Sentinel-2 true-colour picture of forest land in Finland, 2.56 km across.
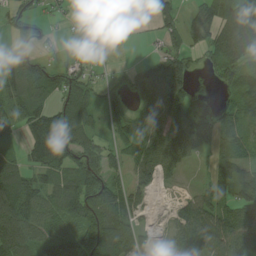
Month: August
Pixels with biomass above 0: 74%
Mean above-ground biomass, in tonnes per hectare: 63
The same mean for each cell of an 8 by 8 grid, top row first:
76 25 12 9 5 71 73 97
77 20 26 1 3 48 50 92
100 91 64 9 65 128 9 59
66 77 86 51 73 91 70 62
27 126 84 37 59 105 44 49
80 61 85 48 41 29 29 53
110 58 81 93 31 31 83 76
139 67 101 115 44 48 118 89
